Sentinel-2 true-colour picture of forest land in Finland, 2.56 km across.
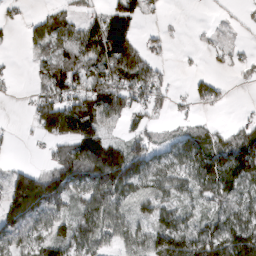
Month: March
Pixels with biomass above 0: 65%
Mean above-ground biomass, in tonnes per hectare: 65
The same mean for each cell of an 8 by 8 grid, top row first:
11 57 36 76 51 3 1 7
3 61 88 146 57 5 16 10
6 70 87 129 109 9 34 12
1 141 138 105 55 23 14 3
2 40 124 47 61 58 63 78
73 102 109 143 79 74 122 113
113 96 56 93 36 67 38 76
71 77 85 56 78 113 109 156
